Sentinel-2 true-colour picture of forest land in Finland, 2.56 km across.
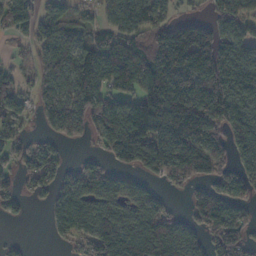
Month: November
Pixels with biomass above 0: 72%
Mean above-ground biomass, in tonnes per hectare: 98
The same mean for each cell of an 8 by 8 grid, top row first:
97 52 51 55 104 47 49 86
14 77 100 90 120 234 164 111
29 96 143 96 158 150 178 187
61 99 113 98 189 222 186 139
68 46 19 100 136 186 174 108
49 84 86 59 50 81 80 102
32 41 94 81 106 19 154 68
13 11 62 130 135 131 72 105
